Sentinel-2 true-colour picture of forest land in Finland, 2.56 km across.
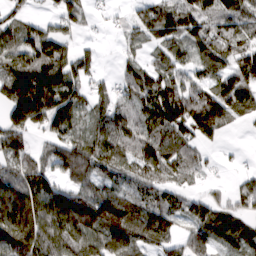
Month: March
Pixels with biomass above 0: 80%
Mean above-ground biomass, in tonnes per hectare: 83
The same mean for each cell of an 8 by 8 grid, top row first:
43 26 52 15 77 109 94 95
100 117 33 3 52 83 88 80
165 175 69 25 91 59 63 98
138 154 82 80 89 147 145 68
67 43 82 104 99 98 42 3
80 81 74 64 75 56 17 24
176 140 139 133 88 69 74 54
127 100 98 104 70 50 84 98
